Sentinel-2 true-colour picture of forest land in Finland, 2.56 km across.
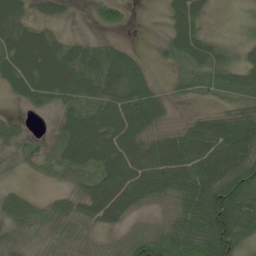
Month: June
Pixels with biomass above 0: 77%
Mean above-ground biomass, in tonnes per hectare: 57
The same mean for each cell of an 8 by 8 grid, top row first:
59 30 2 32 0 44 21 2
79 75 38 44 6 44 45 21
69 82 70 81 62 17 34 39
8 21 83 91 105 8 27 70
28 21 123 108 82 78 90 100
4 16 42 104 109 101 95 126
49 34 49 101 34 48 127 117
10 25 34 17 66 75 127 88
